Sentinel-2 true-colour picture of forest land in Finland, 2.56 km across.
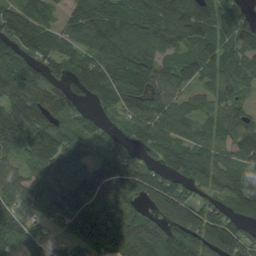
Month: August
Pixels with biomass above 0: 87%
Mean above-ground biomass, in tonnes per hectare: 107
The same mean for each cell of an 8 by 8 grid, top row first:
108 67 106 153 155 155 119 74
112 94 96 144 149 83 103 118
138 114 117 135 134 90 62 84
109 104 49 57 102 90 66 84
101 134 89 57 70 90 91 149
79 106 112 152 109 88 93 107
57 106 163 161 71 149 93 99
88 54 101 119 143 146 178 115
